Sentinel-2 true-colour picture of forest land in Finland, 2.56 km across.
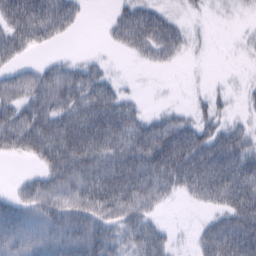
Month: February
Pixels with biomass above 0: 70%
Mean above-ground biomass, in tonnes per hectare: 62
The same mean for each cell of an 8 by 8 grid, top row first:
105 95 30 25 73 19 8 6
73 22 1 17 59 48 5 5
61 78 72 27 1 1 4 4
81 101 85 94 26 24 31 10
88 130 128 88 94 117 85 64
9 85 116 109 115 111 104 96
68 86 92 98 76 6 29 91
70 73 96 64 80 13 79 118
